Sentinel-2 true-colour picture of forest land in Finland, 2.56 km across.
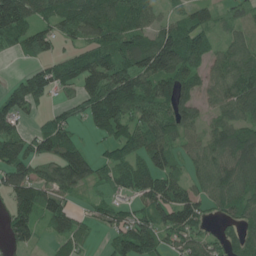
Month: June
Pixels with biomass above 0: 79%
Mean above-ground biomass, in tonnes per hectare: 74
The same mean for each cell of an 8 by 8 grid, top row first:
163 67 100 85 61 40 48 33
46 55 49 85 108 130 57 51
32 92 96 121 96 117 51 86
74 30 47 143 86 82 37 65
93 97 54 65 93 62 71 130
99 68 120 53 79 47 75 107
88 90 22 48 60 117 47 73
60 22 46 40 97 52 50 68
